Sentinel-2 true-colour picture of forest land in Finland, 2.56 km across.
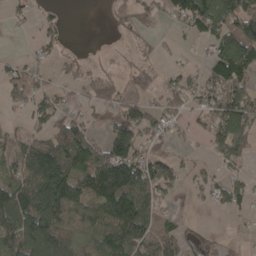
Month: April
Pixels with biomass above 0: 62%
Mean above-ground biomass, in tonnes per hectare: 72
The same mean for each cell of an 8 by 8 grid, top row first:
25 21 0 22 48 79 149 179
1 30 4 8 17 8 33 179
64 25 34 53 48 41 68 94
18 86 43 55 90 48 84 147
83 92 131 149 62 21 37 119
88 164 108 190 146 67 48 40
128 148 86 120 99 13 20 34
114 126 52 102 105 65 40 12
